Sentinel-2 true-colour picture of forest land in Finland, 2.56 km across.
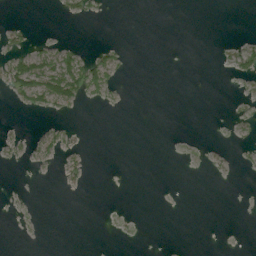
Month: August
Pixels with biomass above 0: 11%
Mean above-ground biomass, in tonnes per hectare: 4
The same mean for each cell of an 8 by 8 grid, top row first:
0 0 10 1 0 0 0 0
7 6 6 8 0 0 0 7
38 43 44 14 0 0 0 2
3 12 1 1 0 0 0 1
4 10 1 0 0 0 0 2
0 0 4 0 0 0 1 0
0 0 0 0 0 0 0 0
0 0 0 0 0 0 0 0
